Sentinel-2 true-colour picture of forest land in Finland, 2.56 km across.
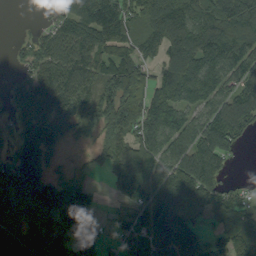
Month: September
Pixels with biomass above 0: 83%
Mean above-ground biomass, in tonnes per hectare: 93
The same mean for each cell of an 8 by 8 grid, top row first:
0 29 130 170 89 122 131 129
16 83 130 117 61 91 124 126
30 108 107 114 82 104 112 86
60 125 116 120 113 97 92 120
87 130 33 62 93 102 140 46
188 98 46 56 97 156 138 9
78 113 117 8 80 122 67 75
110 90 107 22 83 133 57 68
